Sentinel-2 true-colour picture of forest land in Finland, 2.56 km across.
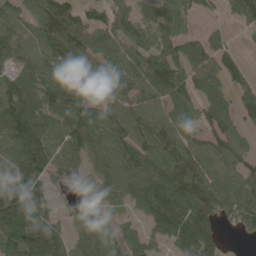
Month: May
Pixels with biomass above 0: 83%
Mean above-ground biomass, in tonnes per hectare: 87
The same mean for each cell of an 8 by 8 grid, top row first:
45 120 74 70 59 83 22 76
70 78 101 87 90 74 74 23
87 88 65 81 97 91 99 59
124 100 98 85 88 82 71 77
102 113 94 106 94 88 74 70
109 78 47 88 133 105 96 86
198 69 48 29 99 144 116 126
100 126 75 93 73 108 124 19
